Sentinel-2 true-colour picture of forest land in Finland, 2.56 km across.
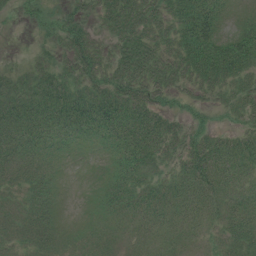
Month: July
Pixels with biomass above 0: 87%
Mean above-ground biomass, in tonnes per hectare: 43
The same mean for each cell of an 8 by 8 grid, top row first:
10 15 34 60 69 59 63 18
2 23 60 42 72 60 85 82
46 52 54 56 69 54 61 54
59 61 62 61 57 21 24 42
53 41 20 32 61 43 57 50
37 29 0 29 40 38 65 49
25 33 2 29 44 44 42 50
25 34 17 19 22 31 24 56
